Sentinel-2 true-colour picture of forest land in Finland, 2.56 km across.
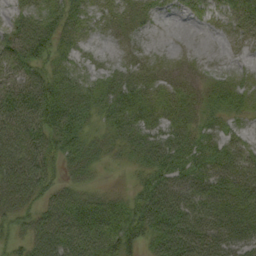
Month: September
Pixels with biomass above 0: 86%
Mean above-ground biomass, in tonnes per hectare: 39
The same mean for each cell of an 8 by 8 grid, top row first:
23 38 31 16 14 7 14 39
49 43 20 5 7 3 1 5
49 50 31 28 26 15 12 18
73 73 43 42 45 31 20 22
68 62 39 28 45 49 30 29
66 47 26 4 28 47 51 55
35 43 60 54 64 72 64 62
26 71 80 67 40 84 67 57
